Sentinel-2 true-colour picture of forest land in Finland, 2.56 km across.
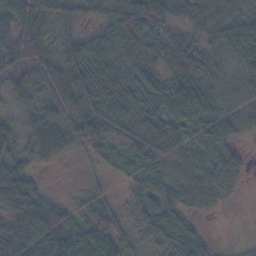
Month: November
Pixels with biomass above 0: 91%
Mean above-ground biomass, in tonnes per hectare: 43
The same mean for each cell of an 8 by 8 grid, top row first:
56 50 35 51 74 42 46 44
61 33 54 46 60 57 34 55
37 48 57 53 52 52 33 27
26 40 49 59 45 62 45 26
44 55 38 33 49 47 41 20
63 8 7 13 39 40 48 23
70 36 20 35 46 47 15 1
69 72 72 68 35 64 23 4
